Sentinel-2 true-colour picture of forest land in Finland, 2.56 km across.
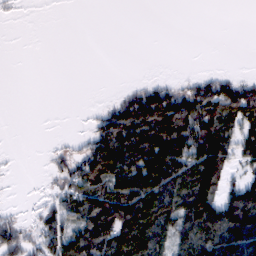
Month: February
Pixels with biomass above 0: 50%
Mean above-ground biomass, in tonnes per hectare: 56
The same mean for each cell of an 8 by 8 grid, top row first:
4 0 0 0 0 0 0 0
0 0 0 0 0 0 0 0
0 0 0 0 10 10 39 34
0 0 1 60 159 129 102 101
0 3 21 129 153 123 121 59
1 12 80 102 131 116 122 34
7 39 98 156 155 114 121 173
58 72 121 140 141 84 132 132
